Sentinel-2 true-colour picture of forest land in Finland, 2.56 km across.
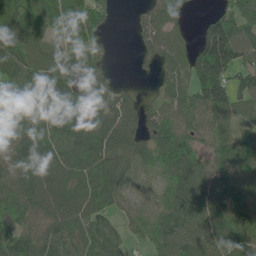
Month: June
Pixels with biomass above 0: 85%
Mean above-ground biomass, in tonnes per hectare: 86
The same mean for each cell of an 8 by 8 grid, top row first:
108 87 104 28 37 43 35 90
140 75 83 15 35 74 172 120
101 95 65 29 4 76 168 83
109 87 101 90 58 85 126 75
92 98 78 108 77 87 73 91
88 93 101 108 26 89 86 108
93 85 96 57 19 133 124 117
79 95 101 91 40 124 128 126
